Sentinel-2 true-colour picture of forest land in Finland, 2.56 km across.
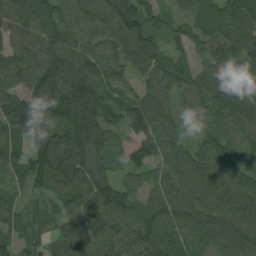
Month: August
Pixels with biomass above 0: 96%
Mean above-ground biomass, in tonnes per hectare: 94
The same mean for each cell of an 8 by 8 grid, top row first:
93 96 91 126 114 49 96 139
80 97 86 85 115 47 71 116
76 147 161 93 66 87 96 122
115 150 154 83 113 55 96 121
68 123 113 73 114 73 85 83
45 120 115 65 76 106 111 97
49 28 88 112 64 101 108 105
64 43 101 94 113 86 74 95
